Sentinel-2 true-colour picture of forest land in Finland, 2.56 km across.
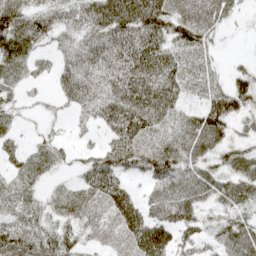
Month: April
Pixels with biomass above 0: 81%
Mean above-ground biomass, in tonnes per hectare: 51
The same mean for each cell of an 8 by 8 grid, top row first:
80 54 45 99 107 77 71 16
75 20 38 61 90 56 33 2
18 19 54 45 79 53 36 44
17 5 21 57 86 55 82 55
24 27 14 51 61 63 75 38
33 20 27 74 41 75 71 78
32 29 39 67 57 86 34 45
81 60 41 39 95 53 28 81
